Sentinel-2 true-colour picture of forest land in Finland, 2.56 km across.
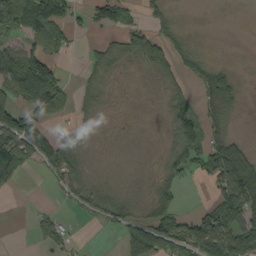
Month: September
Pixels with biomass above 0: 56%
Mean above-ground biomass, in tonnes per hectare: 44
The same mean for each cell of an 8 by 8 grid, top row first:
64 147 23 78 24 18 0 0
49 57 8 33 86 49 6 0
107 124 20 18 7 33 70 23
92 85 26 5 2 40 47 19
109 63 34 5 4 51 61 42
41 25 37 12 8 51 43 104
0 6 24 56 20 53 43 110
0 31 8 1 127 78 120 100
